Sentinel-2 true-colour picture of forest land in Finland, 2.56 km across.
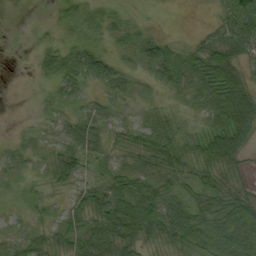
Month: September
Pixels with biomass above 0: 79%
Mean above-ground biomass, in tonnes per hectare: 30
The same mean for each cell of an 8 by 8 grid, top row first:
0 3 26 17 3 0 3 55
1 17 31 16 47 20 41 43
0 16 38 43 28 34 48 39
0 11 17 32 14 17 21 69
10 16 36 17 43 40 60 50
11 15 21 28 29 34 35 20
9 17 32 66 73 36 40 55
14 23 56 73 45 46 44 47
